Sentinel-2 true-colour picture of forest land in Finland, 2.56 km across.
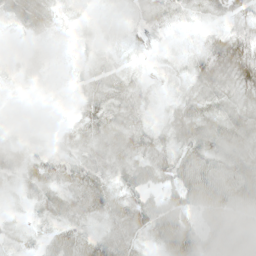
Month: May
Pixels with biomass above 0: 87%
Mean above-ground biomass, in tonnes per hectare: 34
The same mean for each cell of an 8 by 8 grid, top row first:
30 25 6 8 29 22 27 36
1 10 7 8 17 13 40 48
6 7 19 32 11 14 50 59
9 4 16 34 25 31 41 43
13 7 24 34 43 41 52 48
26 33 32 31 50 56 72 72
8 33 38 38 57 59 76 68
17 29 46 57 30 95 69 67
